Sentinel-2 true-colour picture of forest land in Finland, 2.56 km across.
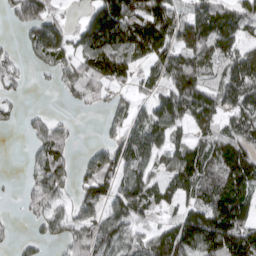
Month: March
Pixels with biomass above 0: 72%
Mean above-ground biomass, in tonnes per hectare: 74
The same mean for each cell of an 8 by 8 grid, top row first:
72 78 29 151 123 80 101 94
19 112 74 131 114 78 90 63
36 13 87 82 46 91 65 104
21 18 11 45 32 43 99 83
0 96 7 59 99 64 71 95
3 104 50 98 82 99 100 137
5 63 66 63 77 50 119 121
20 36 83 80 58 127 153 151
